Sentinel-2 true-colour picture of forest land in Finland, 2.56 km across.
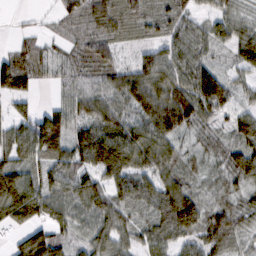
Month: February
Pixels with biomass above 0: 87%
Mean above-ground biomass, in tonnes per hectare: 67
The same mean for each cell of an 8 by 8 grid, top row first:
5 10 54 66 55 57 39 43
31 37 38 51 36 80 55 68
93 30 56 76 107 91 107 31
34 50 70 96 108 149 76 48
66 108 91 138 107 53 42 73
90 61 72 80 67 58 35 70
140 72 61 73 43 121 61 69
40 99 36 66 55 58 80 51
